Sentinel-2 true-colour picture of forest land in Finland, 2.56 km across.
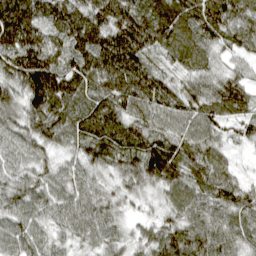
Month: April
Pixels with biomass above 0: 99%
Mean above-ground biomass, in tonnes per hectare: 94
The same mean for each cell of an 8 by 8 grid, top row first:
224 124 123 132 98 108 119 102
177 125 120 178 134 95 75 67
114 167 109 141 147 55 69 62
84 132 95 127 92 92 95 82
66 70 80 128 125 96 71 44
65 60 60 55 109 85 83 36
77 73 80 63 28 73 83 99
81 56 46 59 52 109 94 78
